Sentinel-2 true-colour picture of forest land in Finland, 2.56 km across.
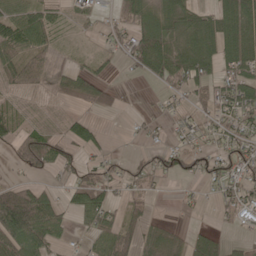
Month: May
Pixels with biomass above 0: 58%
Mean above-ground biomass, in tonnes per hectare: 42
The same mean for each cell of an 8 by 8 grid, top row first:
55 47 23 21 51 57 34 77
75 40 3 26 81 58 64 76
42 24 54 15 21 67 59 62
26 4 16 22 8 24 31 76
45 71 54 8 16 22 27 54
8 18 34 28 35 27 42 62
158 78 54 46 26 6 7 68
81 62 13 71 42 23 37 13
